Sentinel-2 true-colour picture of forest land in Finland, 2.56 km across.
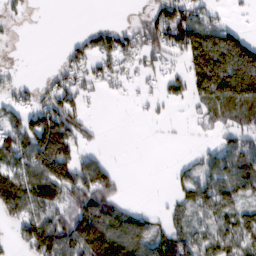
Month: February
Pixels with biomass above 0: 56%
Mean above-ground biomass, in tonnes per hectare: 59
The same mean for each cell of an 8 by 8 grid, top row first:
14 0 0 0 26 95 45 5
3 0 38 66 68 70 153 132
19 20 46 29 16 39 151 154
54 104 49 0 6 3 37 60
106 150 54 0 0 1 14 59
93 107 104 48 0 26 67 110
86 102 111 77 8 34 73 77
32 122 141 171 100 80 66 74
